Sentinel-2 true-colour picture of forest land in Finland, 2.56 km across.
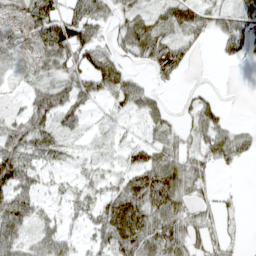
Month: April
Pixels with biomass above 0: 70%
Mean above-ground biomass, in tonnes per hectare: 38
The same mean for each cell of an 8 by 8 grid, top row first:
20 71 51 30 32 56 41 56
22 76 68 28 56 48 7 47
16 36 47 65 20 12 0 0
13 71 35 15 48 12 46 0
47 53 12 15 29 32 48 44
70 17 20 23 62 72 27 3
76 21 25 61 75 58 24 11
56 59 17 59 70 55 36 13
